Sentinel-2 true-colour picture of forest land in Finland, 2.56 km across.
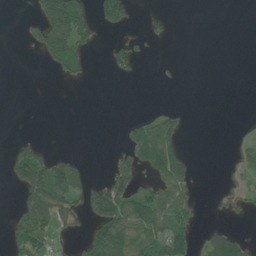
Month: June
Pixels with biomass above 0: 30%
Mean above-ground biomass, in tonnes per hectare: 37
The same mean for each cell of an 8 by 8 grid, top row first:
1 145 99 63 7 2 0 0
0 94 68 43 13 0 0 0
0 2 24 9 5 3 0 0
0 0 0 0 14 32 0 0
25 11 0 3 104 48 0 25
71 147 43 69 41 61 0 29
37 118 56 160 108 68 5 31
70 55 30 116 58 74 46 40
